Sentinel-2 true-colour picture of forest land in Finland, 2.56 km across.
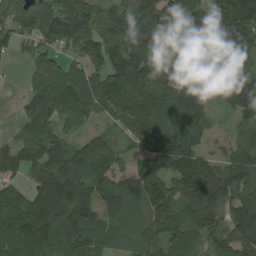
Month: August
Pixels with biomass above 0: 88%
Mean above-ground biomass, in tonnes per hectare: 105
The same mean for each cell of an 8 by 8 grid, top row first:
92 106 136 86 109 180 96 197
46 70 121 135 126 71 72 125
4 109 111 164 132 70 49 84
22 107 90 74 135 132 60 79
69 97 63 60 129 155 47 63
53 132 136 150 133 119 134 157
137 176 157 91 79 89 146 159
142 124 113 48 67 90 89 143
